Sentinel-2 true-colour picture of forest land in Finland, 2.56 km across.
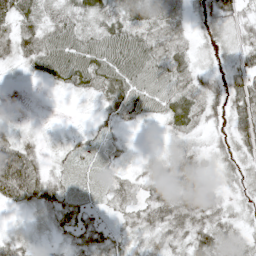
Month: May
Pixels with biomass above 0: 82%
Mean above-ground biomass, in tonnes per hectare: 33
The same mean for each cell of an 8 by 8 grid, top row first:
55 28 45 45 40 16 27 38
40 54 62 64 49 21 16 30
4 29 48 61 58 39 21 33
3 2 2 30 36 55 25 44
44 9 19 16 2 23 15 37
111 32 22 20 19 44 24 24
21 42 38 16 31 52 50 15
27 14 38 30 35 37 41 17
